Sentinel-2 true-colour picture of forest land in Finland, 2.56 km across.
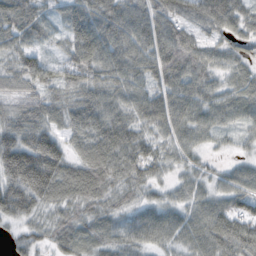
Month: October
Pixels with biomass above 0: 93%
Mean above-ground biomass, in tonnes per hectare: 63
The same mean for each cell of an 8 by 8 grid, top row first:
68 26 71 78 71 58 82 62
51 20 79 80 72 107 48 39
54 59 64 65 58 74 58 43
57 66 78 68 61 84 59 49
93 90 49 88 60 50 29 19
112 120 81 81 60 31 33 47
86 55 63 48 51 49 65 64
28 46 64 46 55 54 82 96
